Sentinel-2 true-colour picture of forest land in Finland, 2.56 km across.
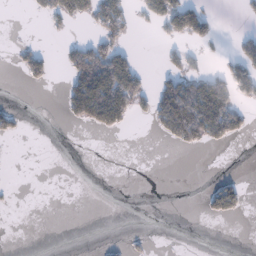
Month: January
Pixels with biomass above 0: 21%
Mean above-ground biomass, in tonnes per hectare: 26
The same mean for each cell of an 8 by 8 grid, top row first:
0 32 42 89 37 92 33 4
9 5 43 54 0 21 9 32
3 24 84 134 34 52 62 70
22 0 73 127 19 146 136 42
1 0 0 0 0 29 36 7
0 0 0 0 0 0 1 8
1 0 0 0 0 0 27 31
0 0 0 2 5 0 0 0
